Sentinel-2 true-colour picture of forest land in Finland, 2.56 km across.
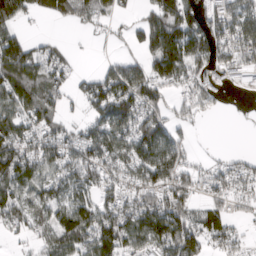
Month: March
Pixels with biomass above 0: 70%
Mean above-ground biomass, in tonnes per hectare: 69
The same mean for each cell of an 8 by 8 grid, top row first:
67 31 54 45 39 140 67 114
88 29 3 10 59 141 94 116
96 73 28 89 100 77 53 44
87 63 20 123 94 40 36 0
93 77 72 83 124 65 1 0
124 74 84 56 79 92 42 55
89 75 98 75 89 91 51 21
19 53 101 107 85 132 61 34
